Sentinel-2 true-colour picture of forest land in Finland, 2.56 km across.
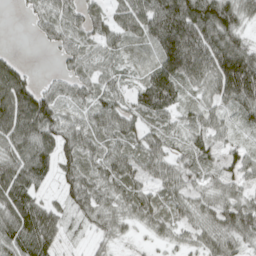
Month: April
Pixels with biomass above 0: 89%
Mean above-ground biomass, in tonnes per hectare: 60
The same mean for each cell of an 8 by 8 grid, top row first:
3 45 55 50 83 127 130 75
4 20 57 37 25 140 119 100
92 21 58 35 43 95 71 131
118 95 28 63 64 44 41 51
84 79 70 43 49 34 56 30
105 50 60 56 44 54 35 52
108 56 50 50 54 37 52 77
89 81 11 29 11 29 53 51
